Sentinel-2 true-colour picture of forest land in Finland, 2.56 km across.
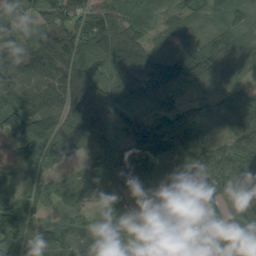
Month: August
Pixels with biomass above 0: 95%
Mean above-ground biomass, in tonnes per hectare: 78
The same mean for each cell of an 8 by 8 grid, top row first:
79 89 71 73 32 40 32 35
76 124 92 107 80 53 89 57
103 96 107 63 114 93 89 32
136 116 122 87 49 94 98 98
52 112 98 80 149 118 75 83
36 33 40 72 84 43 94 93
86 49 56 37 30 70 60 62
145 87 92 41 37 61 59 97
